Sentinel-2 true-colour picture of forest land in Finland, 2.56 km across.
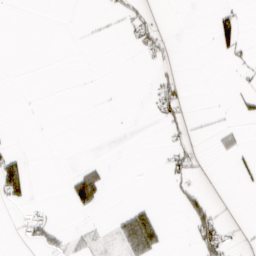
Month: March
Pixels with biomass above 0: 13%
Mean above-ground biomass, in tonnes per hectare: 11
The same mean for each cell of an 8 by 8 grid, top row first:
0 0 0 8 21 3 4 14
0 0 1 0 24 5 1 21
0 0 0 0 1 18 0 5
0 0 0 0 1 25 2 10
2 0 0 2 0 15 2 13
63 0 43 12 0 19 1 13
9 4 33 1 25 9 38 0
4 32 16 17 111 0 60 6
